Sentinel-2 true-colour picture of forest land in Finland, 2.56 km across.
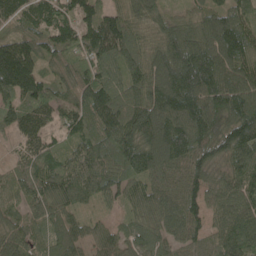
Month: May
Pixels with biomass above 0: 96%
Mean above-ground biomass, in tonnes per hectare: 111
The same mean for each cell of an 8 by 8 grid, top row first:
103 104 109 94 89 57 92 97
145 105 132 153 87 154 157 150
195 82 107 95 122 174 161 122
102 91 91 120 140 162 145 145
49 79 97 98 144 176 129 140
75 126 145 91 107 101 86 101
69 111 65 34 97 112 87 110
100 106 85 87 91 82 82 157
